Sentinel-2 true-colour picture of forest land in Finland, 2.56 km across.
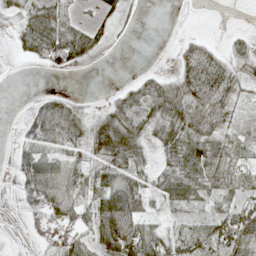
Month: May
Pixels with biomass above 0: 65%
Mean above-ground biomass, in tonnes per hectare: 36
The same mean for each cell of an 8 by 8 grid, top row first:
20 45 9 27 5 0 0 0
19 75 69 11 0 17 38 23
1 0 0 0 36 47 80 32
1 51 23 50 38 55 64 18
26 52 53 96 35 53 50 28
28 85 53 64 33 47 52 28
11 70 47 97 43 24 19 40
0 30 47 66 74 36 38 41
